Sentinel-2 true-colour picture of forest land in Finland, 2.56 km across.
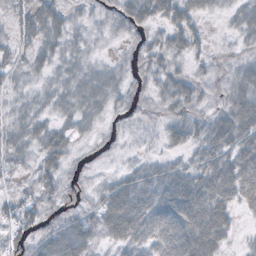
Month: October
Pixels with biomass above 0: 81%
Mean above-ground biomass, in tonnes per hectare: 31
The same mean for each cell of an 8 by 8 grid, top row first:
27 45 14 23 46 46 21 19
25 35 20 7 24 34 14 11
14 20 36 29 17 35 18 24
16 23 36 18 14 30 20 61
27 42 11 6 8 27 46 59
11 32 9 15 36 44 60 79
26 21 17 51 62 73 73 36
20 30 45 30 45 66 66 9
